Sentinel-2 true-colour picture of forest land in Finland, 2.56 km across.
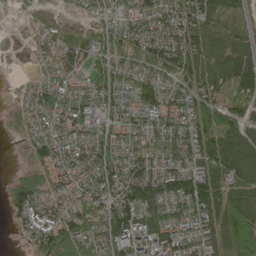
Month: May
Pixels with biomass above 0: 83%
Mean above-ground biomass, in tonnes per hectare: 74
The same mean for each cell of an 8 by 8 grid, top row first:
8 26 22 43 81 99 91 69
4 45 86 73 91 110 76 64
9 47 46 78 69 67 88 114
38 77 86 60 77 72 98 69
11 76 70 81 74 83 109 92
37 65 59 86 112 115 89 88
69 68 65 104 116 77 112 120
7 105 109 102 109 88 67 108
